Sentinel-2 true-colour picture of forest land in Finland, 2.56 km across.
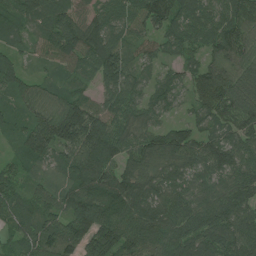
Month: July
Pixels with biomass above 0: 95%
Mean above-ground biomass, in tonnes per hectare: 92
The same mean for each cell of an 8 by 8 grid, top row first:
93 94 67 78 98 97 75 97
50 78 111 117 57 62 67 90
83 33 59 102 59 58 109 102
48 77 143 90 75 34 88 113
43 125 177 123 92 103 91 100
68 52 121 103 90 90 101 105
90 88 139 116 122 108 120 104
62 102 104 124 101 105 116 114
